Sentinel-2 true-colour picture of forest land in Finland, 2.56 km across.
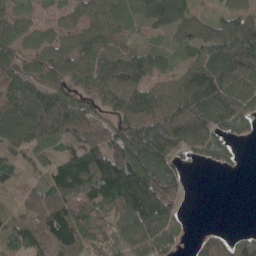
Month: May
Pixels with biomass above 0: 81%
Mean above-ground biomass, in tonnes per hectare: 78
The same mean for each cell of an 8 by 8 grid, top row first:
53 20 61 84 66 92 33 65
70 70 78 69 46 42 71 101
93 73 61 118 88 60 89 87
104 140 107 70 121 98 122 80
90 63 81 107 162 100 84 28
32 61 128 181 149 67 1 5
38 120 108 84 133 49 0 0
72 137 106 67 109 54 40 36
